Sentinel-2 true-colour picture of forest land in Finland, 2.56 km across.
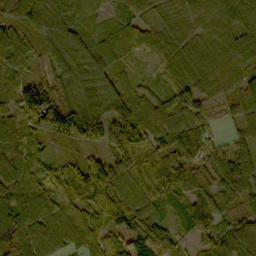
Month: October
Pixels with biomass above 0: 96%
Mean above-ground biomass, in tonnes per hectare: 88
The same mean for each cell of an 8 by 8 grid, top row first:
73 118 72 46 51 62 68 87
75 98 144 86 70 67 75 98
79 77 113 85 25 73 90 95
113 155 157 106 69 83 62 78
119 36 34 105 91 108 92 69
117 83 98 118 89 135 93 126
131 109 70 93 91 45 90 57
117 73 70 68 101 52 75 97
